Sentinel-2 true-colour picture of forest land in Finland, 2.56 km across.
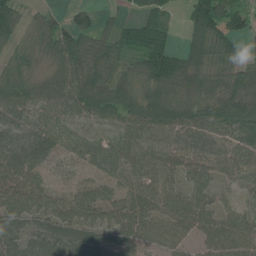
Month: July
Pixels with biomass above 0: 91%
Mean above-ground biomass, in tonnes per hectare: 71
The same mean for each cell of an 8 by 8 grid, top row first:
72 29 40 14 45 16 137 78
50 78 97 59 58 40 94 37
71 77 89 77 62 90 67 71
82 64 78 70 93 95 83 95
90 81 68 62 72 77 82 74
92 40 31 48 65 58 62 58
93 76 93 79 83 91 67 53
74 92 86 72 70 61 73 96
